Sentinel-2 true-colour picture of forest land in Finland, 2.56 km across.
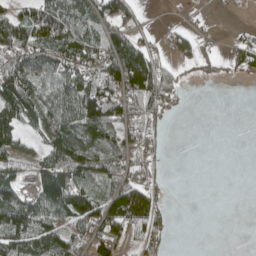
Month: April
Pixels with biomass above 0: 61%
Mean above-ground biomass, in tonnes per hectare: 59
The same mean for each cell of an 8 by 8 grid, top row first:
55 97 85 89 14 2 6 2
93 94 94 93 62 41 14 45
118 80 88 97 137 38 16 20
113 86 124 94 80 20 0 0
71 73 110 73 69 0 0 0
57 102 82 74 51 0 0 0
109 93 132 116 138 4 0 0
88 95 78 78 61 5 0 0
